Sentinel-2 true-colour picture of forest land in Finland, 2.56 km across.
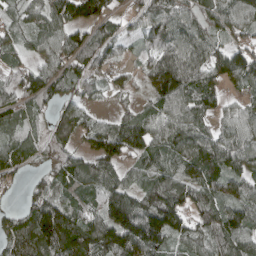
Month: April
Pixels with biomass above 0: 89%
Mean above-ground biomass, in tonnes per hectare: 93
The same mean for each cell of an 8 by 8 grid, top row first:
50 94 94 66 88 98 74 84
49 79 116 64 47 106 88 76
78 112 64 42 53 169 96 83
78 50 69 36 52 107 78 56
78 62 58 154 119 98 105 101
41 76 115 106 74 103 104 88
30 153 87 165 143 137 92 101
114 175 173 167 187 76 92 114
